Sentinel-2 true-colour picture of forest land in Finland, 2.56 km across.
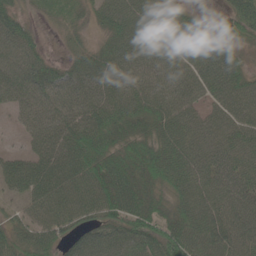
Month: May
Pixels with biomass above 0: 92%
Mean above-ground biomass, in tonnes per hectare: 62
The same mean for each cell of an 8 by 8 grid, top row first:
44 19 28 60 67 58 12 63
63 14 27 56 63 66 62 28
60 72 63 65 58 68 82 54
32 62 66 75 59 77 46 71
7 68 84 58 56 85 67 90
75 77 92 61 55 83 69 80
27 79 85 58 52 53 79 77
54 67 62 75 94 87 86 72
